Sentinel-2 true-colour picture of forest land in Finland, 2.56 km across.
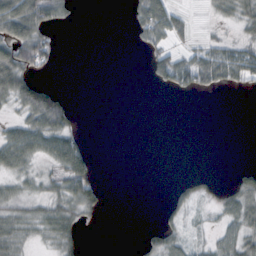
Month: October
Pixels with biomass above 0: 41%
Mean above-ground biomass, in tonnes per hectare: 22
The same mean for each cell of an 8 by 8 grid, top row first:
79 56 3 0 54 29 8 36
65 46 0 0 18 24 29 31
63 15 0 0 6 59 49 38
17 82 4 0 0 0 0 0
58 49 24 0 0 0 0 0
25 20 59 0 0 2 12 22
25 27 35 2 0 24 10 41
29 19 19 0 14 27 12 47
